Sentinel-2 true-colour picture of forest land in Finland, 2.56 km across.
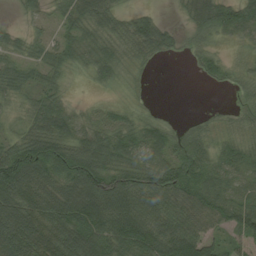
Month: August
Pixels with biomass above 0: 83%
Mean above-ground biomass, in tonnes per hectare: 57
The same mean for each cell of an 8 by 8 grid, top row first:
8 22 59 48 39 11 90 68
39 37 54 48 52 27 33 14
56 41 10 28 12 0 17 31
28 74 24 33 21 1 13 35
65 95 67 74 63 67 51 44
134 87 126 97 77 86 70 42
99 88 118 110 75 67 60 67
102 78 105 82 84 101 57 32
